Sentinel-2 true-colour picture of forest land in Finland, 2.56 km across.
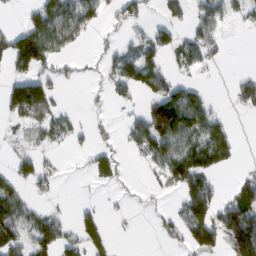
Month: February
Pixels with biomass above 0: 45%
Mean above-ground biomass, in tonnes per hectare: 50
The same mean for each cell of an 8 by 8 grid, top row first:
4 91 87 29 42 44 58 25
115 105 17 21 54 66 55 0
66 46 11 57 107 41 9 33
59 61 10 10 66 164 81 15
11 33 17 19 86 96 117 18
54 30 5 48 8 91 67 22
87 25 29 3 5 23 84 116
77 80 67 40 0 24 81 118
